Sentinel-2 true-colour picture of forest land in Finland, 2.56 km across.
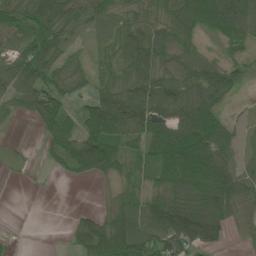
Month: June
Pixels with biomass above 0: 76%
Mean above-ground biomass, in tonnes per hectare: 69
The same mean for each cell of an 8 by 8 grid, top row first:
83 111 71 52 42 83 125 101
56 99 17 46 121 79 13 38
81 76 37 58 92 91 86 35
38 108 67 142 114 95 89 6
3 48 101 94 74 135 130 33
2 3 34 47 47 107 139 73
0 0 11 57 81 108 99 78
5 0 60 146 94 119 106 15
